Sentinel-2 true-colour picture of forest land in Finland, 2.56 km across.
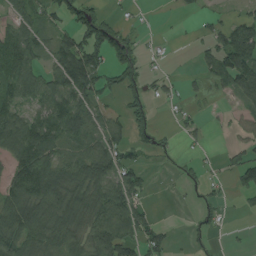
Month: August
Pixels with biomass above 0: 58%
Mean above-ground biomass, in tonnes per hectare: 60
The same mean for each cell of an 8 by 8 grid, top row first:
51 44 64 21 4 7 20 34
95 57 117 78 17 2 44 147
93 69 140 42 39 15 42 123
72 110 105 36 34 15 9 31
111 118 71 80 32 12 13 27
100 128 101 107 41 8 19 64
126 102 92 121 42 1 30 12
126 96 68 134 76 9 14 4
